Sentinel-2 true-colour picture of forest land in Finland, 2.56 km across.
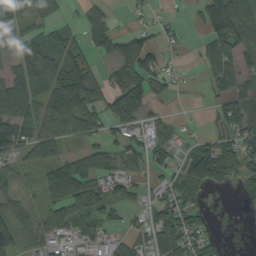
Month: September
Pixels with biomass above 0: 62%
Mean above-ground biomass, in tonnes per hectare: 52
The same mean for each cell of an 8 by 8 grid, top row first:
75 38 30 34 21 12 98 113
67 74 45 71 95 15 55 70
80 74 100 64 82 24 42 59
90 81 96 69 53 9 8 74
87 44 31 38 60 38 28 81
30 13 54 52 28 51 63 55
17 29 63 54 25 83 20 8
66 35 48 28 49 116 45 0
